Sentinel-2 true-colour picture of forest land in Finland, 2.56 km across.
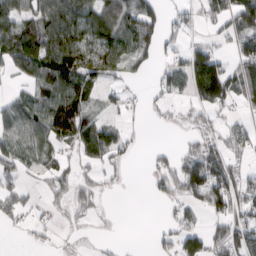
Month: March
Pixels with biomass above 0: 58%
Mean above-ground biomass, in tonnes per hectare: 57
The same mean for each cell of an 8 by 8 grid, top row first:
93 108 108 122 107 28 54 91
111 119 96 103 70 30 48 56
31 120 111 49 13 54 151 74
74 105 97 27 15 12 43 21
64 58 63 73 5 11 45 42
45 32 25 13 9 78 134 62
45 16 27 3 0 33 73 74
1 10 6 9 0 66 76 95
